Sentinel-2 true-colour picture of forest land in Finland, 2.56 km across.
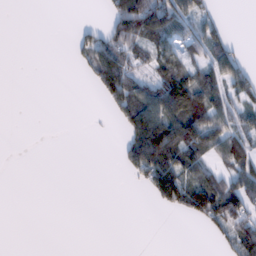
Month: February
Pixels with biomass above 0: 39%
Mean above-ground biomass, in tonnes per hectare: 41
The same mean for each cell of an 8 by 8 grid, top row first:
0 0 0 70 161 93 41 0
0 0 32 81 50 47 64 17
0 0 5 118 47 130 73 64
0 0 0 29 119 121 118 47
0 0 0 1 137 127 94 67
0 0 0 0 60 109 78 71
0 0 0 0 0 50 130 82
0 0 0 0 0 0 12 86
